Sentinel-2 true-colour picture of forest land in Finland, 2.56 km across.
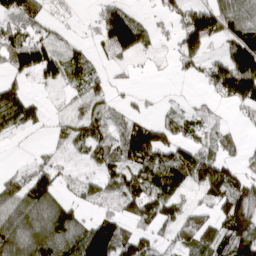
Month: March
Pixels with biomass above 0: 69%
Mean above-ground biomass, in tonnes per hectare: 77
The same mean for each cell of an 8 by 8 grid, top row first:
85 36 4 126 21 53 126 88
147 90 33 86 67 53 55 124
61 56 57 34 5 11 62 185
139 25 53 52 21 26 27 29
10 22 68 74 161 101 56 43
45 72 36 85 105 109 134 76
111 132 61 46 114 73 52 154
125 146 150 176 81 65 98 122
